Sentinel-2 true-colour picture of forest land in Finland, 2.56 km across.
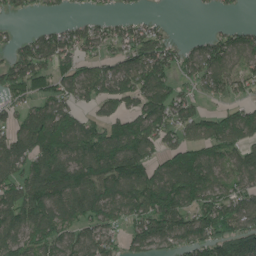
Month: June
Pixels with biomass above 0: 75%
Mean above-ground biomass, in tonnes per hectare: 99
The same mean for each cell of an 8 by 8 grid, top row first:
21 20 20 28 27 1 5 7
65 109 76 59 112 56 100 94
94 80 101 116 134 72 107 91
60 118 62 72 124 103 47 79
119 145 117 138 125 77 110 109
95 200 158 163 137 159 129 107
139 149 136 115 141 155 139 116
116 97 94 72 109 105 128 170
